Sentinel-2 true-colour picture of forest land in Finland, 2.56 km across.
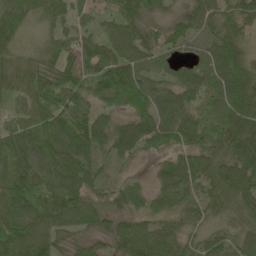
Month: May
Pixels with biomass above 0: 95%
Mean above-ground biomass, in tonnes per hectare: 66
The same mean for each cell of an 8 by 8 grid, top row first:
87 64 44 49 65 31 62 64
51 45 55 61 72 49 58 66
57 61 59 112 78 56 74 102
46 88 78 53 89 75 51 89
74 84 93 73 68 54 52 88
81 60 87 21 12 101 70 90
85 80 73 50 42 58 52 58
94 71 37 55 90 60 52 51
